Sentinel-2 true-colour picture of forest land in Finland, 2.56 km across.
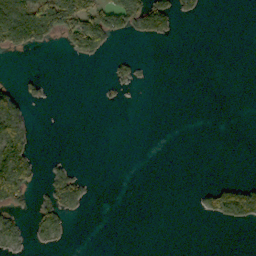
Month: October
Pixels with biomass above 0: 18%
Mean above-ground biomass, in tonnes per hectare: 20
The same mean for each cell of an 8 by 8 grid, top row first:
103 108 98 78 68 32 2 0
50 12 51 13 0 0 0 0
7 5 0 16 3 0 0 0
49 0 0 0 0 0 0 0
128 0 0 0 0 0 0 0
186 17 16 0 0 0 0 0
29 40 16 0 0 0 23 77
26 23 0 0 0 0 0 0
